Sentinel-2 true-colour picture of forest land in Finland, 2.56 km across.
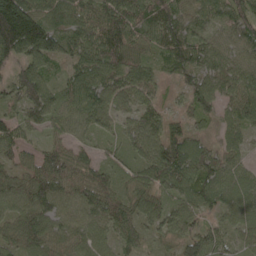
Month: May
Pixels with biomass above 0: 94%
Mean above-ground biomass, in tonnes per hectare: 81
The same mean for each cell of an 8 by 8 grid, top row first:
236 95 84 113 99 87 74 83
150 121 92 125 71 91 73 80
81 65 109 103 79 36 84 88
47 85 88 77 71 27 58 82
77 54 49 32 93 90 39 51
62 114 82 64 72 100 79 59
79 93 94 100 80 71 55 74
69 94 87 69 51 60 72 53
